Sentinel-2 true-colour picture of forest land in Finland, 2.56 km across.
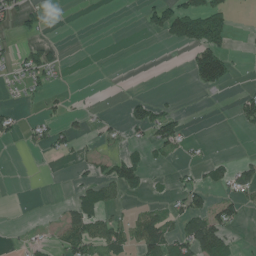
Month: June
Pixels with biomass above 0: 27%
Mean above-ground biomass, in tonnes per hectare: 27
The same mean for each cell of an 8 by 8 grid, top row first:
41 15 0 0 27 101 98 1
18 32 0 0 0 15 98 2
20 27 0 0 0 0 90 4
19 17 13 3 41 28 1 32
9 36 14 15 25 47 6 1
0 0 20 59 39 12 22 39
1 2 65 27 26 27 54 34
5 18 66 56 72 61 100 9
